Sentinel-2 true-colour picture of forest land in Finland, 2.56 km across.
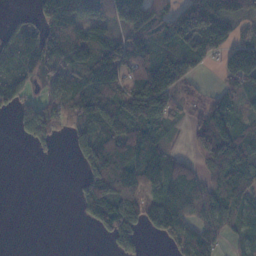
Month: November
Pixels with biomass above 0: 69%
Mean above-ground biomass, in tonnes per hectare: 77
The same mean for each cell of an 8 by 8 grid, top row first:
18 91 141 100 155 96 124 54
103 120 109 90 112 109 92 111
86 73 102 96 130 113 7 99
42 86 114 115 172 61 102 58
4 37 81 120 141 13 141 110
0 0 22 115 129 79 66 112
0 0 40 69 83 103 85 85
0 0 1 25 23 64 66 50
